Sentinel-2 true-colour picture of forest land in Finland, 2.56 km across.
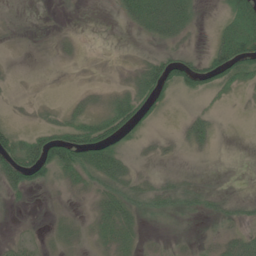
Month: June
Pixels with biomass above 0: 57%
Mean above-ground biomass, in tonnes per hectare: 23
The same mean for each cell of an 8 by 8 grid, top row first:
5 1 1 4 55 64 4 53
5 5 6 1 8 26 18 79
5 1 4 8 49 59 49 39
5 13 28 51 43 7 18 4
55 72 79 53 13 13 24 0
56 31 33 48 15 10 5 1
7 4 7 38 21 20 15 14
10 9 14 29 11 9 7 32
